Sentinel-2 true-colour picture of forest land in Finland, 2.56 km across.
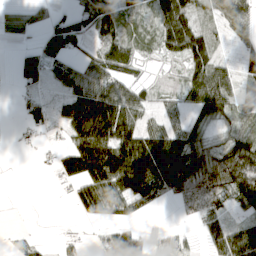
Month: April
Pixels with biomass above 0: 66%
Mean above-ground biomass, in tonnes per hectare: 59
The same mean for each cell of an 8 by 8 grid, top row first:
34 28 47 56 32 104 34 61
13 64 40 76 34 81 70 20
24 45 73 89 27 19 120 42
9 32 113 150 55 43 90 38
11 15 103 141 124 103 58 94
0 12 105 136 132 116 107 127
1 0 52 83 40 16 70 55
10 5 18 69 51 30 45 105
